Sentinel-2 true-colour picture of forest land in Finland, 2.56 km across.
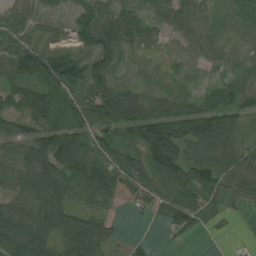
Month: July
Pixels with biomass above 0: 87%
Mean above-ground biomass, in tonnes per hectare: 68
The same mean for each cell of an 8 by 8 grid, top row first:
60 55 75 76 53 60 29 40
76 59 66 90 42 26 40 25
57 110 96 97 30 31 22 59
49 89 96 129 104 91 97 71
70 106 111 77 101 109 93 53
77 120 123 93 82 96 78 74
54 100 62 26 27 99 45 24
96 75 115 39 9 15 4 3
